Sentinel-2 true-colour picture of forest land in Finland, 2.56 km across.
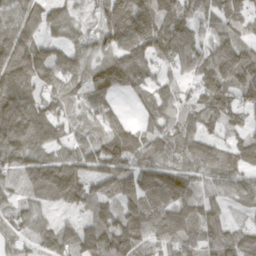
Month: March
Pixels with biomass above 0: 90%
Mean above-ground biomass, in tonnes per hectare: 93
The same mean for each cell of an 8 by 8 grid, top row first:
82 72 34 129 147 117 80 102
100 75 73 102 138 129 87 115
114 111 97 135 105 68 115 125
138 93 50 74 49 100 120 83
112 81 77 142 102 98 80 77
62 110 92 135 105 85 60 73
50 44 60 70 108 114 72 35
62 71 103 136 93 106 87 81
